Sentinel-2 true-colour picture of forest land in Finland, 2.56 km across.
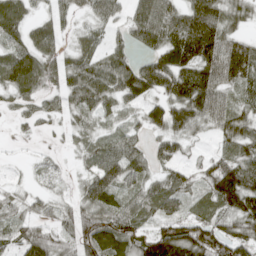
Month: April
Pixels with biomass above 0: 81%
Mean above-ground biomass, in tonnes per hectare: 54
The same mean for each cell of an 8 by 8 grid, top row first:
63 37 23 38 81 65 88 41
56 58 35 37 43 98 95 62
81 50 73 76 92 92 82 65
21 31 43 27 45 73 68 53
3 5 22 43 28 35 10 61
3 15 20 58 43 42 62 94
31 27 52 62 50 36 31 86
40 60 72 92 58 110 109 73
